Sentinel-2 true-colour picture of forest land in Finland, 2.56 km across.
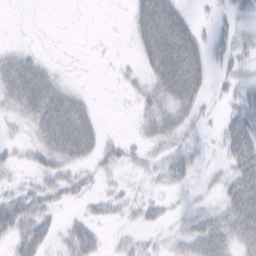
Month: February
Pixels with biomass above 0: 58%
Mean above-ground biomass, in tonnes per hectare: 24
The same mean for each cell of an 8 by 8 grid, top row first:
0 0 1 1 55 47 5 17
12 2 1 1 36 73 25 25
50 35 3 3 18 63 25 25
21 59 41 1 19 37 9 36
12 35 56 14 17 25 8 55
9 24 23 10 12 29 9 45
48 28 8 17 19 9 19 58
27 26 45 7 14 20 53 40
